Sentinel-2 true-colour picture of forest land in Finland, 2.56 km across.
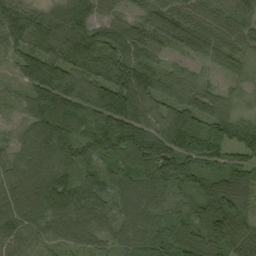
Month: September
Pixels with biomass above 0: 95%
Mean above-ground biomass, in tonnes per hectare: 89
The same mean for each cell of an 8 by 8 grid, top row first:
105 68 106 48 64 65 66 74
85 110 131 140 84 47 78 66
41 171 121 144 102 70 32 41
25 126 105 177 84 92 87 39
31 91 108 131 150 133 107 119
49 60 66 77 119 131 73 102
69 79 109 59 116 47 110 82
74 54 57 53 122 98 107 91
